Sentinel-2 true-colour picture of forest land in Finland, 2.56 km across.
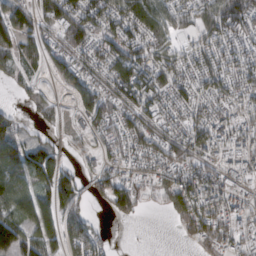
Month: February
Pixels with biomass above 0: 74%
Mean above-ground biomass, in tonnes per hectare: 79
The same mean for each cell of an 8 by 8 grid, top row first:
68 96 137 109 142 85 109 130
56 66 92 101 114 59 88 74
47 20 91 103 134 95 85 89
24 40 55 84 107 80 89 75
94 52 19 66 101 109 102 81
99 101 62 68 47 84 74 67
85 89 56 52 20 94 124 70
137 90 96 23 1 9 89 70
